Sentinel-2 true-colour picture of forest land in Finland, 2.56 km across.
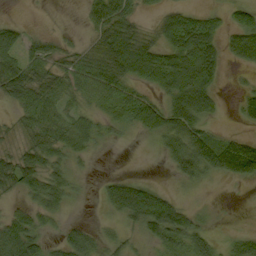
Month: September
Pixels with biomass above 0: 69%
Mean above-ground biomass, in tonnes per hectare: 40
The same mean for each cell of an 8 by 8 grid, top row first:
4 1 8 76 15 39 34 41
51 27 25 75 56 40 63 59
72 51 44 59 29 67 63 5
23 50 29 33 75 83 49 24
21 62 42 12 4 51 69 56
67 62 13 15 9 27 39 52
21 43 3 35 100 61 5 0
79 23 48 25 24 49 30 29
